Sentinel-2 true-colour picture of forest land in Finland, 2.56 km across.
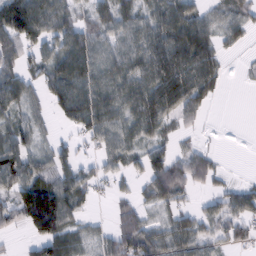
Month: February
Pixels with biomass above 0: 72%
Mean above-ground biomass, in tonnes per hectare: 55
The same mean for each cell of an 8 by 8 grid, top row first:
113 82 46 75 56 80 38 46
72 49 90 62 73 92 67 19
70 62 89 75 77 93 57 3
42 32 92 79 87 59 18 0
63 26 25 61 40 24 8 0
80 65 58 34 48 85 52 4
74 153 37 22 37 44 32 59
7 78 38 55 80 61 39 37
